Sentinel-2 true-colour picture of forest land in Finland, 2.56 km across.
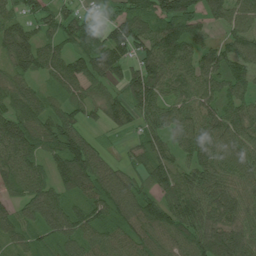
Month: July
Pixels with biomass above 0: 93%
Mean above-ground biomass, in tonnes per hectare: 85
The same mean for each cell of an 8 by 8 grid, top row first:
62 73 68 50 83 136 70 74
114 69 76 134 88 117 62 88
65 45 110 62 135 86 89 76
82 79 64 66 83 77 76 74
129 96 121 13 65 69 108 95
120 73 126 89 70 91 101 82
67 113 72 99 104 106 106 86
59 58 92 68 82 81 107 89
